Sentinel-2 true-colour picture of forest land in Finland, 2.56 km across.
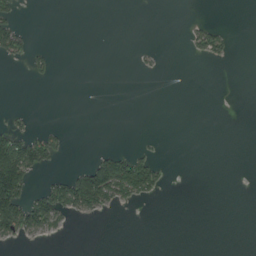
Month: August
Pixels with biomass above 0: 14%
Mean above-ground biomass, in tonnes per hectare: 17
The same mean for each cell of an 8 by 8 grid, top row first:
24 0 0 0 0 0 3 0
43 8 0 0 4 0 52 1
0 6 0 0 0 0 0 0
8 0 0 0 0 0 0 0
80 47 0 1 5 0 0 0
159 16 67 154 116 0 0 0
108 90 69 24 2 0 0 0
21 8 0 0 0 0 0 0
